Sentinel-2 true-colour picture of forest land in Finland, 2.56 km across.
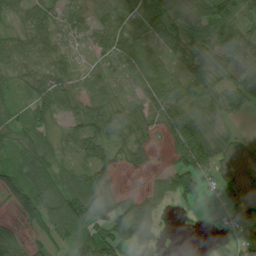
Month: July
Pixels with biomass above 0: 79%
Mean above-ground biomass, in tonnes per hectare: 40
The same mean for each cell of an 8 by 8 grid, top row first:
24 41 29 46 39 33 72 55
45 39 12 50 45 31 49 65
23 36 24 13 61 43 50 50
27 40 35 31 32 71 49 28
38 38 49 28 23 71 84 21
49 64 38 26 5 49 37 21
38 77 82 61 41 11 4 41
29 36 59 61 33 1 4 22
